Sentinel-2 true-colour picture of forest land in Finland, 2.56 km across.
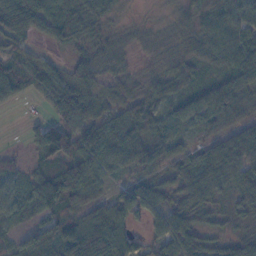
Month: November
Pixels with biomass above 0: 86%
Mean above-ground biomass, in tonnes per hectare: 53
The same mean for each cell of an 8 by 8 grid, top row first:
79 71 58 22 3 12 39 51
45 23 31 34 22 37 51 69
77 57 77 30 33 55 36 61
4 29 72 36 59 45 79 44
5 130 98 93 97 40 26 94
32 74 88 31 52 46 68 60
31 60 57 71 80 55 42 40
30 63 90 97 40 81 40 44
